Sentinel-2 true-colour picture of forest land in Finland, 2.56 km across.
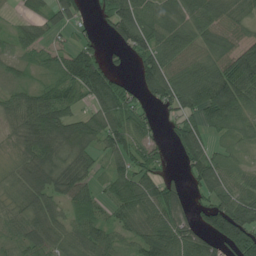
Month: July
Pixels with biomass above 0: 81%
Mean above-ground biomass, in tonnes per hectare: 68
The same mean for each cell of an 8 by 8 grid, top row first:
15 53 38 82 85 66 74 47
43 43 62 20 84 75 63 71
37 35 113 77 63 86 90 110
70 112 48 87 44 52 97 79
43 121 96 75 75 58 67 40
37 94 85 59 75 22 87 43
42 72 67 53 79 90 70 114
45 72 60 53 77 103 65 121
